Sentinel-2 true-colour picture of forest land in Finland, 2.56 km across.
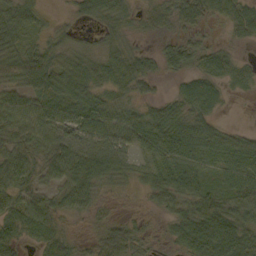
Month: October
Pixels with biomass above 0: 85%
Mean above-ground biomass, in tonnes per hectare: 45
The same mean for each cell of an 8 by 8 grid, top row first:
55 13 26 46 22 50 43 58
55 48 28 34 13 47 32 13
48 69 63 41 46 25 56 33
59 61 67 56 44 52 47 1
48 53 53 59 48 70 63 53
58 39 61 47 31 53 27 61
51 49 39 16 13 41 60 57
43 50 18 69 24 32 83 65
